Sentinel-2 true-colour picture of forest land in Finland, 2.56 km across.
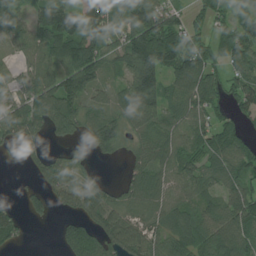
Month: July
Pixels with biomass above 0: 79%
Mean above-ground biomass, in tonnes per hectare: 86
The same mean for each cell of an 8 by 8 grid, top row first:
118 150 125 119 173 69 65 62
65 118 147 87 204 128 67 104
53 83 175 39 179 91 83 79
89 143 95 67 141 61 75 58
55 45 32 96 80 68 70 64
1 89 54 2 103 73 73 87
21 48 72 81 65 76 74 105
38 0 160 107 94 84 95 110
